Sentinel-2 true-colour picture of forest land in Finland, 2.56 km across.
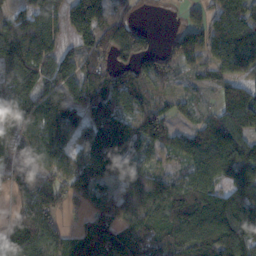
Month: November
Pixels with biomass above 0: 86%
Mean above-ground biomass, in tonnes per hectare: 112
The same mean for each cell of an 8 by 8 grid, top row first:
74 105 157 103 7 11 74 131
155 116 99 143 109 80 109 138
145 126 125 96 106 40 54 99
124 174 106 125 112 76 35 176
100 141 92 170 110 81 130 133
79 106 135 111 91 71 133 119
61 136 57 100 112 157 189 147
162 131 134 138 112 110 137 148
